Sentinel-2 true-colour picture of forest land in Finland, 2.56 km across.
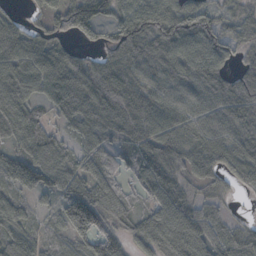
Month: October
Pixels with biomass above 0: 88%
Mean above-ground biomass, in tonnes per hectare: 71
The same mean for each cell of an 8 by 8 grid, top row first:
16 46 95 49 90 99 66 48
85 66 33 72 77 87 98 46
93 93 94 104 58 69 84 58
86 47 98 105 94 61 60 58
48 102 45 52 77 73 70 60
84 88 77 66 77 53 53 49
70 31 154 86 49 91 32 2
83 64 71 82 78 96 65 45
